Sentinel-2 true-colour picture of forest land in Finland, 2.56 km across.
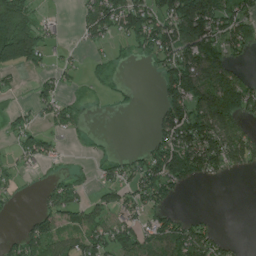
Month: June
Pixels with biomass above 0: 53%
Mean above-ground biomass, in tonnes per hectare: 68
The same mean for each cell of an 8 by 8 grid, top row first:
147 11 38 130 109 149 162 106
178 40 16 22 68 127 123 73
16 29 15 40 0 135 126 86
24 35 29 10 4 107 188 148
30 49 11 7 16 140 169 132
27 17 27 42 90 127 69 15
10 62 69 42 59 27 0 0
44 92 75 98 80 98 105 11
